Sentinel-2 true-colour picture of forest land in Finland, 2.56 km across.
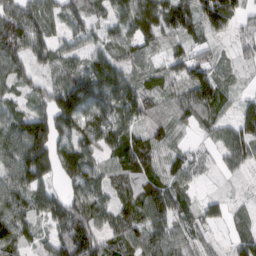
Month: March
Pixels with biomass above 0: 86%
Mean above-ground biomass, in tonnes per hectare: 84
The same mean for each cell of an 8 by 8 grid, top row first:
150 96 86 80 172 140 115 72
127 86 64 68 76 37 55 36
79 43 116 142 67 78 122 16
64 109 143 105 79 62 86 63
91 168 107 87 88 42 30 125
98 95 118 67 92 91 17 24
92 95 103 90 92 81 10 21
102 53 143 80 93 75 26 68
